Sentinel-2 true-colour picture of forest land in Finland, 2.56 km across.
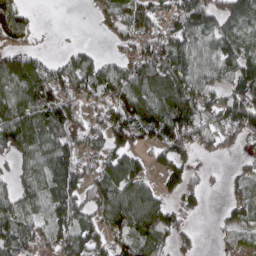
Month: April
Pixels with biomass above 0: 74%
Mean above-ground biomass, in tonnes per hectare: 82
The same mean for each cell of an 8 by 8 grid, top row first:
97 0 0 73 98 82 97 93
63 5 24 17 72 105 94 86
118 122 94 87 100 107 87 113
127 115 66 101 142 172 88 135
112 90 62 90 54 119 60 40
47 112 99 99 68 83 18 44
83 75 100 135 176 63 15 71
116 74 106 75 119 51 2 37
